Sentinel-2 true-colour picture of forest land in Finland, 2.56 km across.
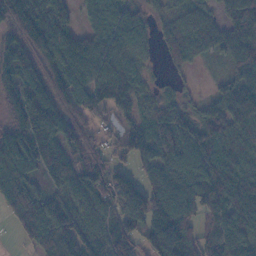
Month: November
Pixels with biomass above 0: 87%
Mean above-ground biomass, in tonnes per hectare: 86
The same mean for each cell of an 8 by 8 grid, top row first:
130 100 37 99 45 47 43 131
102 140 94 83 37 67 52 90
110 100 79 76 35 18 9 73
110 150 55 44 54 62 60 131
131 131 75 45 71 110 103 73
116 72 92 93 58 85 106 85
115 140 69 75 145 132 69 86
19 140 128 83 78 166 71 91
